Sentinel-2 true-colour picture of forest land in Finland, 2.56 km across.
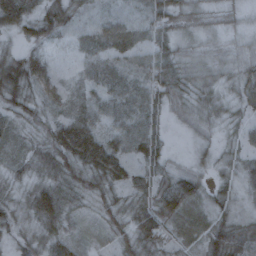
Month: October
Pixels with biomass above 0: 94%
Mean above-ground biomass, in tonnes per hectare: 38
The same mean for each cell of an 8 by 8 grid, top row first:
56 48 31 33 41 49 30 18
24 31 30 48 40 34 23 23
64 50 23 39 41 50 37 50
40 30 34 31 40 23 38 29
19 40 81 41 56 3 23 30
29 38 46 48 41 46 25 38
35 59 26 35 51 65 39 31
26 45 24 25 61 36 58 58
